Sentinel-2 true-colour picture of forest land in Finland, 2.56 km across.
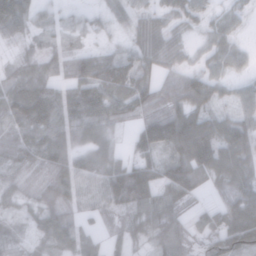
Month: November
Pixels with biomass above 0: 87%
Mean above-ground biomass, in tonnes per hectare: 61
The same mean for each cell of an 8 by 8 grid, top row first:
71 29 20 23 39 35 30 24
39 44 35 30 55 33 28 26
69 65 83 89 63 45 54 25
98 120 99 62 52 76 60 44
66 102 67 40 69 99 104 87
42 59 89 92 109 96 67 78
37 63 55 63 81 56 34 93
44 53 69 36 37 72 61 105
